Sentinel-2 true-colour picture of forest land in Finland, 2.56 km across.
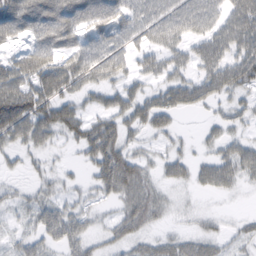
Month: February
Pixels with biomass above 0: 70%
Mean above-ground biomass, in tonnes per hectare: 42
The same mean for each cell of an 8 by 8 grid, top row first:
84 85 77 79 53 56 51 65
28 69 50 50 34 37 54 54
72 76 51 38 27 38 48 61
119 67 39 47 51 40 14 22
36 28 42 66 18 15 19 33
10 19 11 84 39 27 35 38
23 41 26 16 65 10 7 2
21 36 42 26 29 30 32 22
